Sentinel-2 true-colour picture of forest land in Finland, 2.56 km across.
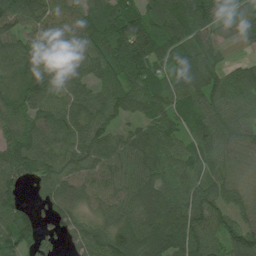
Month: July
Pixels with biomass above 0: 91%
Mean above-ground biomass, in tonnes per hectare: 90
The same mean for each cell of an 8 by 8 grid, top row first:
117 103 91 115 114 118 107 80
85 86 92 122 161 97 80 20
73 87 84 76 77 78 100 94
73 83 92 89 79 78 80 71
93 81 89 78 112 82 83 85
96 80 89 87 104 90 81 63
86 52 58 71 119 101 106 70
103 34 75 102 131 135 86 121
